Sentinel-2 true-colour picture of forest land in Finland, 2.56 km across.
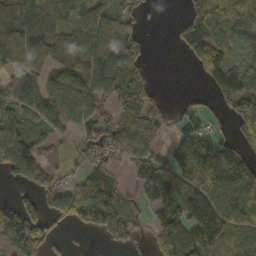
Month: October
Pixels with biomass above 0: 69%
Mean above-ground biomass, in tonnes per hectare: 76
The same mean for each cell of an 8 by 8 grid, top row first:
75 88 85 74 30 9 80 58
98 61 99 100 36 23 121 59
64 54 86 99 48 0 43 95
91 99 86 58 86 18 31 99
117 39 37 74 83 82 93 24
55 45 38 47 123 152 157 135
56 59 94 116 56 161 154 142
82 51 1 42 12 137 150 86
